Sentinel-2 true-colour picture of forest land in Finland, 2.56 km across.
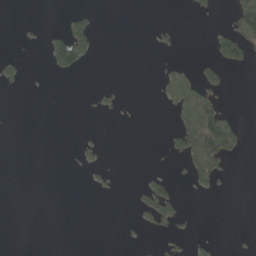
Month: May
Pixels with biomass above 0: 13%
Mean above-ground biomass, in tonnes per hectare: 16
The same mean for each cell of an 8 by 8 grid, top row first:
0 0 23 0 0 0 11 82
2 32 66 0 0 10 12 79
17 2 2 0 0 46 42 0
0 0 2 10 0 43 111 4
0 0 13 1 0 40 133 36
0 0 3 8 12 9 62 0
0 0 0 0 37 48 0 0
0 0 0 0 3 16 10 2
